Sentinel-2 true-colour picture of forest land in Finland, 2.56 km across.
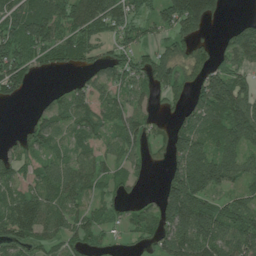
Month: July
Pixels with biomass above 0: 76%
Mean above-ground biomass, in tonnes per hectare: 74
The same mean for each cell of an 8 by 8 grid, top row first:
100 107 112 116 47 122 99 14
115 92 85 42 55 53 34 109
90 5 24 66 74 62 79 64
0 52 72 68 50 35 119 136
33 65 56 50 51 87 78 110
61 84 92 49 26 101 152 71
101 90 54 44 35 164 109 86
79 62 55 14 33 119 133 105
